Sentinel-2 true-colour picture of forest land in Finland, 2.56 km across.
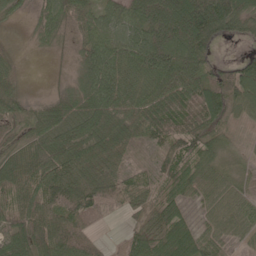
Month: May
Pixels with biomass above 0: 87%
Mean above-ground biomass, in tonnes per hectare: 64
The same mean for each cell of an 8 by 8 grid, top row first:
23 46 58 66 91 138 153 107
14 17 40 89 103 97 62 10
29 3 45 96 73 94 56 94
31 46 70 77 79 74 84 44
39 78 90 77 49 77 58 19
79 98 86 79 51 67 44 40
66 84 98 52 50 54 33 54
58 87 80 5 69 91 48 37
